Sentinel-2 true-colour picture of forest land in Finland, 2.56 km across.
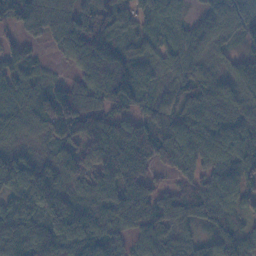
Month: November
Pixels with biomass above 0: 89%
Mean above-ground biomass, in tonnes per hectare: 81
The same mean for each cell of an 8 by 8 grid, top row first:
88 104 115 66 37 42 101 119
43 29 95 46 56 67 74 34
77 38 54 121 107 70 79 134
90 94 146 55 62 76 76 54
54 41 92 117 94 112 93 64
160 112 97 93 63 41 67 87
128 99 86 87 83 63 87 53
107 96 111 78 62 64 48 86
